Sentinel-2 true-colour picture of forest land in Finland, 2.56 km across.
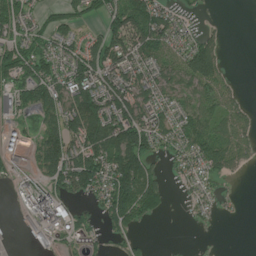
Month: July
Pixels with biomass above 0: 63%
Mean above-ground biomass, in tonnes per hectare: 51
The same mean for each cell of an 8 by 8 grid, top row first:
66 25 37 60 90 30 4 0
59 47 45 74 72 41 75 0
67 85 88 64 54 57 84 5
47 62 115 84 59 48 52 31
41 80 80 98 93 49 81 47
27 58 112 95 106 19 37 14
19 106 17 91 112 3 23 5
10 31 24 20 11 1 1 0
